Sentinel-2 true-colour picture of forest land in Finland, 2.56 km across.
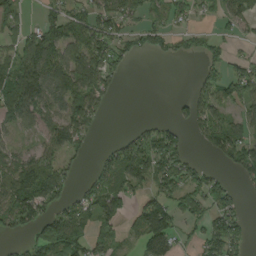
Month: August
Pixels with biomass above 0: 61%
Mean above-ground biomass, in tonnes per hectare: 68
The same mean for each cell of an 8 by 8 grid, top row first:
51 48 74 97 55 58 23 72
74 129 106 77 41 37 34 15
105 116 109 51 0 0 61 100
98 72 114 11 0 24 88 52
33 58 54 27 120 81 66 98
104 83 19 91 97 102 55 49
132 66 75 82 86 80 73 37
23 108 92 58 109 69 96 52
